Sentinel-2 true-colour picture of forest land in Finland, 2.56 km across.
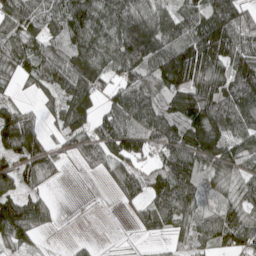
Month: May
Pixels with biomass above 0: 80%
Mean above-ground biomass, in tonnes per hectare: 97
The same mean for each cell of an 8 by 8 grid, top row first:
109 101 149 138 126 105 128 97
97 91 140 139 209 146 177 111
51 95 142 55 113 145 141 136
85 42 139 77 127 93 178 124
156 64 74 119 85 139 180 81
108 46 10 61 86 154 82 69
114 56 0 3 74 132 52 100
88 6 12 1 16 44 85 100
